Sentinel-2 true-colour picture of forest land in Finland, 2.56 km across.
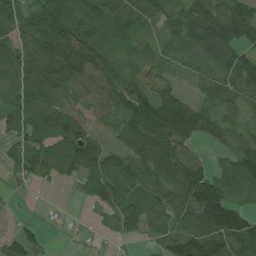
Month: July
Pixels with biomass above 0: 83%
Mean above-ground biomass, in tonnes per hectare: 77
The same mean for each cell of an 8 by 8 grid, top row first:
89 150 102 105 83 61 113 108
79 141 117 58 38 59 112 80
94 130 100 77 46 24 54 96
76 112 69 64 104 130 50 49
36 75 98 39 143 104 22 58
28 38 65 97 86 101 80 102
6 2 3 60 93 80 173 70
53 15 4 8 23 114 150 141
